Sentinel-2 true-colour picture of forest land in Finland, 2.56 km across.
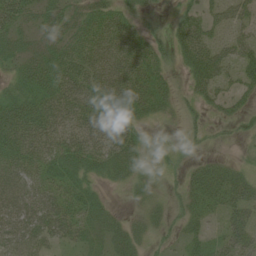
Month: June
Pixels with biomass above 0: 75%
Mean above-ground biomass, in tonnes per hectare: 33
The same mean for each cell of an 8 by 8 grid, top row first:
40 33 31 35 12 15 27 33
30 34 38 47 37 30 45 38
27 46 48 51 48 10 50 34
58 48 43 52 31 21 16 23
55 42 45 43 20 9 10 6
46 40 35 24 22 12 39 28
50 56 41 15 23 19 27 41
57 38 27 34 22 15 24 42
